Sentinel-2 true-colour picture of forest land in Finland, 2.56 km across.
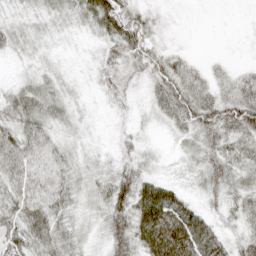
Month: April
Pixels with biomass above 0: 86%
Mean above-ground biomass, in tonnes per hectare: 32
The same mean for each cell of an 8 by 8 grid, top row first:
11 18 30 67 34 3 1 1
17 9 6 31 49 9 0 1
12 20 9 25 25 54 25 28
38 33 11 11 10 46 59 70
62 48 11 10 15 9 39 37
60 66 20 39 36 11 35 31
44 52 17 55 76 67 21 31
36 46 18 48 64 97 67 32
